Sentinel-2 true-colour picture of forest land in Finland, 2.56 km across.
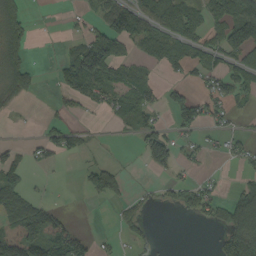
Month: September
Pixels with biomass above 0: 44%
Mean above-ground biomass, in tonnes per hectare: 50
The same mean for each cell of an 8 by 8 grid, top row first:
70 1 18 87 101 127 70 127
77 1 69 97 51 68 80 108
84 3 120 56 50 24 48 75
12 6 19 31 57 71 50 15
17 52 33 1 69 58 23 27
62 5 10 75 4 24 16 18
101 50 0 11 21 36 67 118
96 106 68 12 30 0 5 137
